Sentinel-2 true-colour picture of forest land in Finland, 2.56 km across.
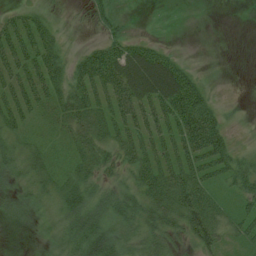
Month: July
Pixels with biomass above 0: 78%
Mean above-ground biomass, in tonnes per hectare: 36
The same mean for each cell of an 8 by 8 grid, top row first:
26 20 10 38 0 0 0 0
51 44 11 54 46 6 1 0
46 54 44 66 94 90 13 0
40 24 49 47 47 75 58 5
24 13 34 40 42 48 85 10
25 24 38 26 46 49 42 42
19 22 60 45 48 59 58 33
4 17 65 53 37 27 51 32
